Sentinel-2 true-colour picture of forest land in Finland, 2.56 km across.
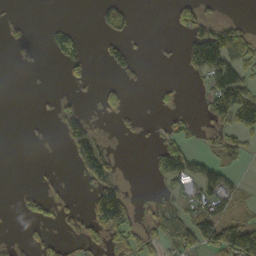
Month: October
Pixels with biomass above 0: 33%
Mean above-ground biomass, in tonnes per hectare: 34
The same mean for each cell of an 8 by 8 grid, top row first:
6 0 0 43 0 39 28 6
10 19 37 37 2 3 170 95
0 0 21 11 7 3 66 87
0 3 30 27 3 18 38 133
0 2 76 9 4 48 12 41
0 4 21 45 1 80 56 10
7 28 11 182 10 53 54 18
6 26 27 49 47 63 91 158
